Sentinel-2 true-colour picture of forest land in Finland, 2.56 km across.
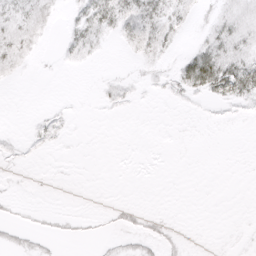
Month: April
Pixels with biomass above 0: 32%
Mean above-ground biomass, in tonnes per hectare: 6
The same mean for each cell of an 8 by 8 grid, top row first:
12 15 13 25 23 14 6 13
19 2 14 2 18 5 19 14
4 0 0 4 4 13 38 37
0 3 0 2 0 1 2 4
3 4 0 0 0 0 0 0
1 1 0 0 0 0 0 0
2 1 0 3 3 0 0 0
7 5 3 3 9 4 0 2
